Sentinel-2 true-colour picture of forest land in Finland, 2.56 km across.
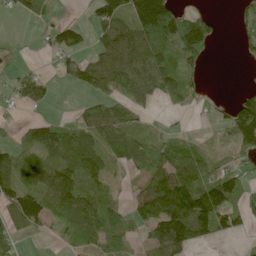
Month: June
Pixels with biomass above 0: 63%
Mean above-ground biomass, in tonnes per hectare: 69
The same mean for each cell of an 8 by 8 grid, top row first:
23 25 4 113 197 155 51 34
11 29 51 108 128 104 69 20
40 29 51 96 104 92 13 2
9 10 27 61 24 19 7 129
51 84 90 65 85 58 16 81
71 75 88 27 59 120 90 84
107 120 118 77 104 192 158 95
47 6 58 69 42 165 50 15
